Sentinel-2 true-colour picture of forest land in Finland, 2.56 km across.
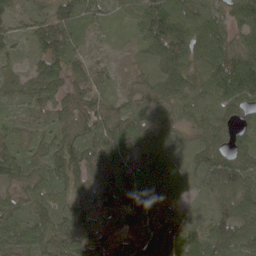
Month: May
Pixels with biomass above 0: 94%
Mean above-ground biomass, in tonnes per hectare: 71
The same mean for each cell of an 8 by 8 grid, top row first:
44 57 70 32 89 97 79 71
33 85 42 11 48 111 125 80
49 90 42 22 47 94 102 123
28 56 80 76 44 56 84 61
53 49 69 107 70 30 73 54
70 58 70 95 77 49 80 96
60 75 70 102 101 50 41 90
87 91 101 85 98 87 85 87
